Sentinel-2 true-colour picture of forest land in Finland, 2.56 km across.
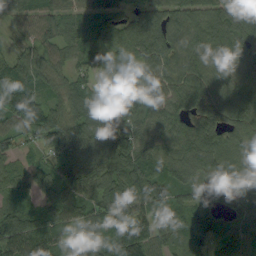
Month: September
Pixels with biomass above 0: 94%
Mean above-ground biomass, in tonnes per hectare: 89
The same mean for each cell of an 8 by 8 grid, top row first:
52 64 62 89 82 84 94 146
31 57 72 54 102 98 106 119
99 73 60 53 93 91 98 77
130 99 105 94 89 99 102 117
52 84 115 107 78 95 108 92
58 86 118 93 123 86 108 93
53 70 90 105 101 88 66 75
123 142 68 92 122 63 52 76
